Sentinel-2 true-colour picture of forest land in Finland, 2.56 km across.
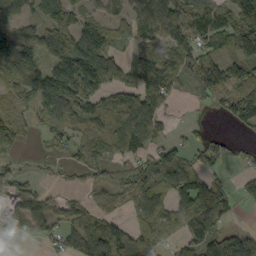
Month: September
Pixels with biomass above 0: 71%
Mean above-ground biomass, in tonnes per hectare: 80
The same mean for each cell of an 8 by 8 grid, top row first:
64 76 72 50 97 125 149 102
130 99 120 58 57 99 72 103
103 154 134 93 134 75 126 108
73 90 72 87 129 14 14 114
41 22 62 92 109 54 62 20
43 20 35 38 64 114 73 25
76 55 46 30 99 92 117 21
30 43 114 176 135 49 98 70
